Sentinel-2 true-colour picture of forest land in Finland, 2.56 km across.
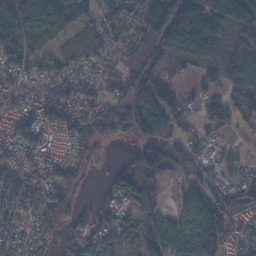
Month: November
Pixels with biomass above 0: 83%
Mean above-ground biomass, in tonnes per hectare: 78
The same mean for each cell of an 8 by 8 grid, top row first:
155 115 79 60 120 170 148 159
101 38 52 69 75 96 107 67
68 78 67 80 93 35 49 82
62 87 87 97 117 67 60 77
76 59 88 44 87 53 35 13
91 75 63 32 70 23 40 35
94 123 51 77 74 46 123 76
85 61 75 92 76 91 106 61
